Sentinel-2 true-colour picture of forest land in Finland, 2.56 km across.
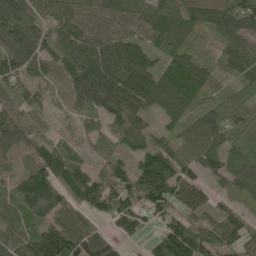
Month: June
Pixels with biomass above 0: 92%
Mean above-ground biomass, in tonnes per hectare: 87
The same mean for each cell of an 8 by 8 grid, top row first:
123 80 73 80 62 97 109 156
121 81 96 103 78 68 23 90
101 67 156 136 117 109 51 42
108 58 75 85 93 81 66 82
73 68 29 38 76 60 87 64
54 131 96 82 121 120 52 101
88 154 80 98 76 71 51 28
83 145 132 62 33 158 89 73
